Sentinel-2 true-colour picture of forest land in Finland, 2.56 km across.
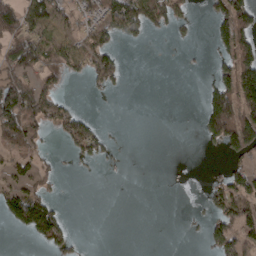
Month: March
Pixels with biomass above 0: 37%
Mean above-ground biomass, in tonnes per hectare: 44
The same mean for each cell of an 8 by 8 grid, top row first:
93 81 39 101 105 54 29 104
101 82 62 51 6 3 11 105
72 40 15 55 0 0 19 150
130 72 30 0 0 0 88 125
55 22 71 16 0 0 27 93
49 33 12 7 8 8 15 55
99 88 0 0 0 0 27 97
0 66 12 0 0 0 40 82
